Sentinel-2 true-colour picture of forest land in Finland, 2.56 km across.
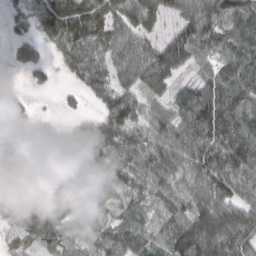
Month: March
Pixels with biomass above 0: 81%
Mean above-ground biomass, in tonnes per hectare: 61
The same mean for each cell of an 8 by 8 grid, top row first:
33 70 105 74 38 50 95 92
35 31 99 75 66 105 60 83
3 21 50 61 64 48 57 97
53 1 16 64 51 66 124 99
0 1 49 86 78 83 90 109
0 8 62 54 69 72 89 92
17 61 48 44 47 64 85 77
40 67 24 70 61 88 101 77
